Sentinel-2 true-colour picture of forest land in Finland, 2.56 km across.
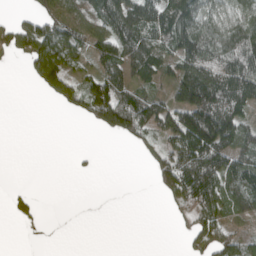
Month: April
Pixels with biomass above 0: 56%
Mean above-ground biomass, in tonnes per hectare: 64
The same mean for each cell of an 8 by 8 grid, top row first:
16 72 55 120 111 131 84 90
51 134 67 115 118 105 113 138
0 101 49 87 66 97 161 156
0 0 40 142 106 129 197 85
0 0 0 2 43 106 207 109
0 0 7 0 3 131 135 101
18 1 0 0 0 34 92 63
0 1 0 0 0 4 78 52
